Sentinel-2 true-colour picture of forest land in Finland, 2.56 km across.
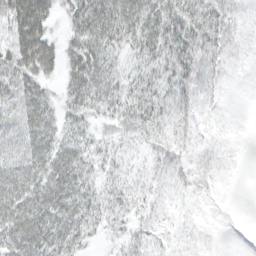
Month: March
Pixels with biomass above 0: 80%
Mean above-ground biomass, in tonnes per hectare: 34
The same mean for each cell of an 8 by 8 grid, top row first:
77 52 50 64 55 44 33 8
68 61 50 38 41 44 29 6
55 34 58 37 31 35 17 4
47 48 37 30 40 23 8 0
44 65 43 19 14 17 5 1
72 71 60 21 11 12 8 1
77 80 65 28 14 4 2 0
75 74 41 12 17 5 2 0
